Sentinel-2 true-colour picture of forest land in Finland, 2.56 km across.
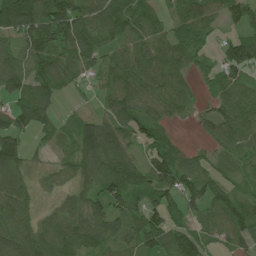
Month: June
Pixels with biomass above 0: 83%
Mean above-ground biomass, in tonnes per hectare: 67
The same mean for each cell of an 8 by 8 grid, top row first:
131 133 96 73 56 55 72 70
65 99 86 41 54 57 29 87
90 93 39 68 74 64 32 61
78 58 17 65 60 48 33 75
66 29 93 115 59 34 26 54
81 29 64 91 72 104 58 35
106 17 54 73 88 51 71 70
94 101 87 64 93 75 36 56
